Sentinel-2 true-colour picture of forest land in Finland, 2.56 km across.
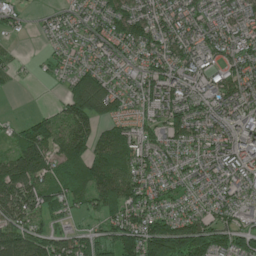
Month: June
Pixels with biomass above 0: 85%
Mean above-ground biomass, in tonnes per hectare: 80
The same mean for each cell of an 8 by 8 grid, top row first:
38 21 38 103 87 74 55 86
13 18 40 66 86 85 61 83
18 13 117 61 78 97 61 92
2 27 163 72 49 112 80 89
67 99 113 107 73 82 79 112
166 78 108 140 77 56 65 79
126 75 53 112 92 59 49 65
129 94 77 87 166 175 118 79
